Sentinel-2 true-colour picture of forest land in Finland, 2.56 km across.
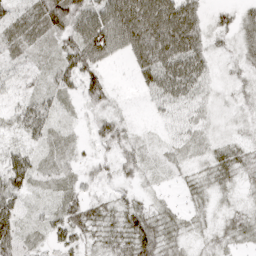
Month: April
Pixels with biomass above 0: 92%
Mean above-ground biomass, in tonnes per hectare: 41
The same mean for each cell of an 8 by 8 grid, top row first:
42 77 64 89 113 106 29 32
38 26 80 74 104 105 40 27
25 27 65 16 48 86 34 21
35 42 19 30 10 46 22 17
23 36 19 41 15 29 24 27
69 35 30 28 20 14 33 30
48 27 51 39 38 20 17 21
52 32 39 40 72 32 19 30
